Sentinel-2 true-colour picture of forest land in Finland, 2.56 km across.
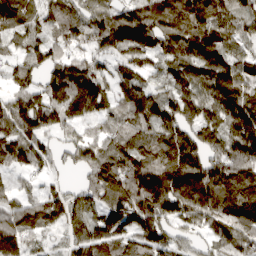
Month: March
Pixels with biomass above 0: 88%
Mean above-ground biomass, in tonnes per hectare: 98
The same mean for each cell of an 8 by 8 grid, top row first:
104 60 70 70 94 136 99 75
58 73 55 86 120 93 113 55
69 78 125 81 67 72 109 113
104 102 88 73 108 93 88 137
111 44 72 84 125 161 91 126
41 39 29 145 169 186 147 180
79 112 65 107 154 129 154 199
111 28 66 96 87 60 59 122
